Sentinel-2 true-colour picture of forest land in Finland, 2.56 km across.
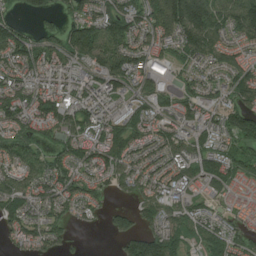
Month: July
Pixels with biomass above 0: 82%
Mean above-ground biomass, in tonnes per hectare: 73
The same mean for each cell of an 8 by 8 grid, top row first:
33 41 70 107 84 160 143 122
104 69 117 117 66 68 98 50
72 70 68 107 52 37 49 86
84 98 96 73 76 71 53 102
87 36 78 110 67 75 67 70
77 90 60 63 66 65 78 55
95 67 53 31 63 66 39 26
41 60 5 23 126 69 67 61
